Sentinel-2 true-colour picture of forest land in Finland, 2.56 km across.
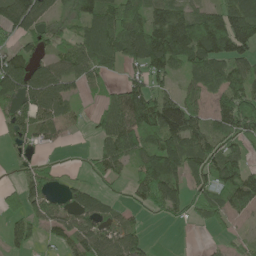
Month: June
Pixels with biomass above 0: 71%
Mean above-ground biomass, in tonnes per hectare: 76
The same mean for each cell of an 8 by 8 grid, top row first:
139 83 91 117 103 108 98 134
52 39 85 111 155 143 153 115
120 109 60 22 76 42 97 97
56 78 16 92 149 126 56 149
42 35 3 91 71 122 83 76
21 36 15 48 88 101 86 108
48 60 66 32 45 63 70 63
55 26 76 75 36 0 7 18
